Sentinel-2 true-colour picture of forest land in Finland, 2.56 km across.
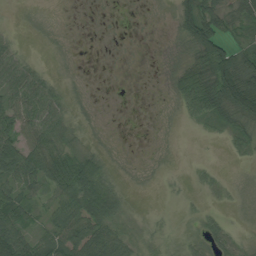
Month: August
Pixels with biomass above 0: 68%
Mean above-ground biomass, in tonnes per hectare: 30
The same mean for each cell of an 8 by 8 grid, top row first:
1 3 1 2 2 29 64 41
23 3 2 1 1 6 82 33
58 31 4 1 1 36 88 107
56 58 8 1 1 14 81 69
59 51 16 5 1 2 2 25
60 64 99 33 5 4 12 3
72 27 65 59 4 4 10 6
82 53 52 54 22 14 35 22
